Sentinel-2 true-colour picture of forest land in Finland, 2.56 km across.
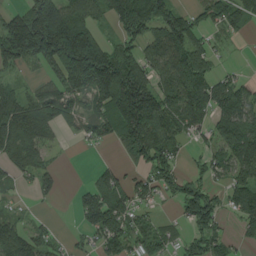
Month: August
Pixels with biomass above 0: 71%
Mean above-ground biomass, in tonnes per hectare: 91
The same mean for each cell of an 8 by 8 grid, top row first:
92 211 101 78 154 101 73 76
178 196 243 82 81 139 66 3
27 54 145 204 121 138 108 45
124 126 56 136 226 125 110 138
117 64 16 41 143 73 48 149
43 46 1 57 54 71 46 88
16 4 67 118 38 29 123 86
104 45 25 99 81 39 83 28
